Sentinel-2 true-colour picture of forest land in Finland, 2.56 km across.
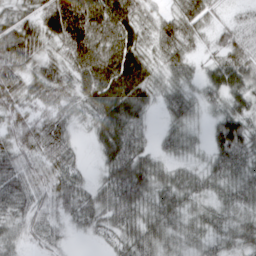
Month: March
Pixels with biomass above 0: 91%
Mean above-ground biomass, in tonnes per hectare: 49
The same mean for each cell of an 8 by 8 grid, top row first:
34 64 111 82 38 47 36 16
75 37 88 73 42 53 23 50
56 59 53 81 61 45 43 66
46 47 38 84 43 43 22 59
46 53 14 68 32 32 28 80
66 50 32 54 65 38 36 44
42 48 55 56 47 53 31 37
35 41 7 28 61 40 37 41
